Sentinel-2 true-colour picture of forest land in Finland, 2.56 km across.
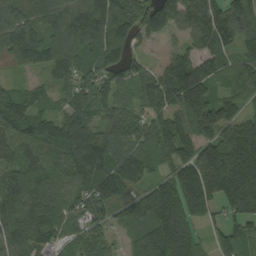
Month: September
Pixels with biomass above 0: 91%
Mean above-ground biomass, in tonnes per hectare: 138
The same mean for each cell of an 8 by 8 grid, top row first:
121 149 195 199 169 183 152 146
141 141 148 156 35 40 98 51
33 49 109 110 86 181 169 80
149 65 102 108 91 164 196 61
117 108 202 106 123 201 153 271
140 121 153 182 113 146 280 282
170 149 88 109 176 210 67 172
180 100 77 54 179 284 56 166
